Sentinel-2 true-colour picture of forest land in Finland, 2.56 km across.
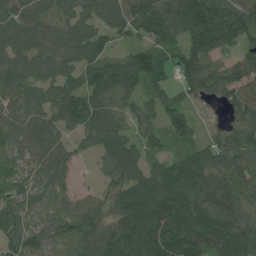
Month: July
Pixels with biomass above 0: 90%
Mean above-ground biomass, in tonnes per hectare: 99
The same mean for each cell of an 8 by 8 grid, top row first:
96 68 90 97 145 143 179 141
90 79 98 64 84 98 151 78
81 62 83 156 104 85 126 111
69 70 136 102 79 88 22 90
69 82 41 102 66 51 74 108
70 84 16 73 101 129 118 102
80 64 74 78 159 164 129 97
91 73 91 120 164 162 164 148
